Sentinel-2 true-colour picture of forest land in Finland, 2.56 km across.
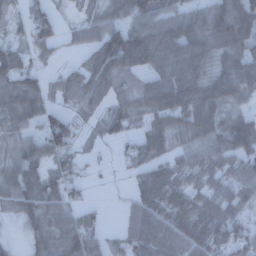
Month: December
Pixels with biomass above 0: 80%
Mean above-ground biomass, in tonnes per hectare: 61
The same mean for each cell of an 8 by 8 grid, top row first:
43 52 25 62 89 67 66 94
45 44 31 113 106 86 74 69
79 36 64 67 31 78 77 84
80 62 38 39 46 83 81 36
44 70 30 21 57 39 62 72
73 68 37 5 64 76 63 68
60 68 41 2 82 88 87 77
9 57 85 24 82 73 92 86
